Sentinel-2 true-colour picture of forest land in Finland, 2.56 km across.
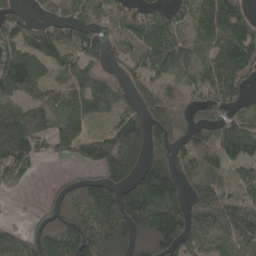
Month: May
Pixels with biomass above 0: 78%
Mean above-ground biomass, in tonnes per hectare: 110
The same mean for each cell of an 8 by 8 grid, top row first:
70 50 66 71 95 61 86 86
130 148 153 81 102 116 62 116
183 138 119 63 75 113 107 88
135 81 100 71 72 64 91 84
172 65 97 184 160 79 70 145
79 5 50 141 151 116 81 64
4 73 181 228 223 155 136 122
81 174 183 220 144 168 85 103
